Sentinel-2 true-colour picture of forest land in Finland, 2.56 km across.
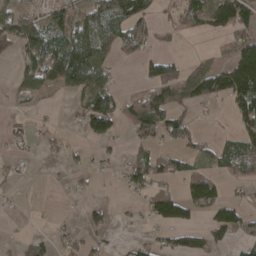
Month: April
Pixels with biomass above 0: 47%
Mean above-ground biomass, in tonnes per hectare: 52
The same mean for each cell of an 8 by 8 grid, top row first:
77 63 80 125 75 35 70 86
67 126 175 71 50 11 12 79
38 76 137 41 54 103 100 129
8 5 54 95 147 60 9 64
11 15 11 24 36 45 27 60
13 2 13 8 79 55 75 55
3 0 10 13 31 93 69 47
12 30 34 8 18 54 42 37
